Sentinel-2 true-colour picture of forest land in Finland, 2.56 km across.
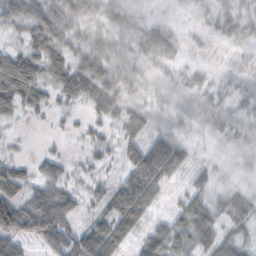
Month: October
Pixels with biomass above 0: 71%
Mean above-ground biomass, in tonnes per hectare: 26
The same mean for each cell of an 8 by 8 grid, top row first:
37 45 30 23 7 2 10 18
18 44 25 23 19 11 2 5
82 31 49 36 13 10 10 8
30 16 6 26 26 9 12 10
3 3 6 15 49 31 2 7
40 29 7 10 64 22 16 3
80 70 22 44 45 21 39 29
58 47 57 44 34 48 34 28
